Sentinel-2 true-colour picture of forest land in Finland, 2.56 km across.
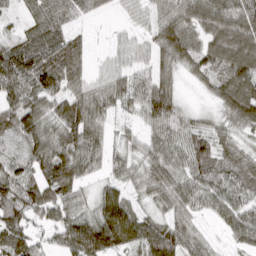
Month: March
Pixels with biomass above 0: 89%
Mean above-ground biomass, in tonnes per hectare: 70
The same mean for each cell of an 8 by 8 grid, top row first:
24 74 33 10 34 106 112 101
77 92 67 24 32 115 63 80
81 92 64 57 50 53 55 107
82 72 94 40 71 74 29 109
49 104 101 32 50 69 94 59
75 95 79 40 63 77 78 71
91 81 56 105 38 60 39 59
89 30 113 133 97 92 32 39
